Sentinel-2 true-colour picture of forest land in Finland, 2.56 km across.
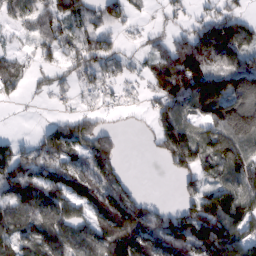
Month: February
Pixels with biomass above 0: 73%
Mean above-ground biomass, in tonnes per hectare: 84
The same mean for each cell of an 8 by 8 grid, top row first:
62 98 83 74 11 31 54 57
20 66 86 55 26 90 138 103
67 44 50 55 35 166 150 117
2 8 46 18 17 84 115 154
57 90 81 69 5 102 130 146
132 89 91 84 0 48 60 114
120 137 62 129 78 52 152 138
111 138 110 148 130 120 170 106
